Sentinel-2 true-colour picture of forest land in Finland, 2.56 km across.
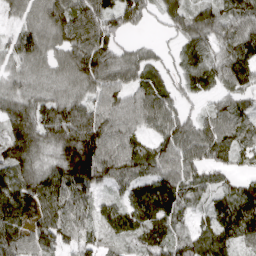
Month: April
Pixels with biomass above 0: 90%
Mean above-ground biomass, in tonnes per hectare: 80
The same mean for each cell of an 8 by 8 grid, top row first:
45 82 95 89 52 63 85 83
69 60 101 79 29 27 71 102
47 48 75 87 69 44 52 83
104 112 114 102 95 72 44 68
128 83 167 121 63 114 100 72
91 95 143 101 74 99 58 44
97 124 83 59 81 69 37 91
94 91 72 30 64 88 69 72
